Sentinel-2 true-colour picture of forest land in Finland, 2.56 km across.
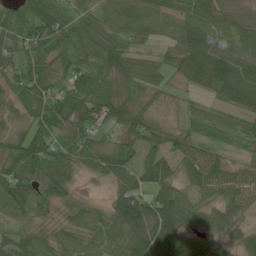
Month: June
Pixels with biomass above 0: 90%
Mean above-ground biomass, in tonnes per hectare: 63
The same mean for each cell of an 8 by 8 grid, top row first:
61 90 50 60 78 61 62 56
63 81 70 62 23 53 86 63
50 60 74 63 59 27 83 103
47 74 83 79 60 26 28 53
63 85 65 48 68 50 47 27
81 85 30 60 64 59 85 53
44 40 35 52 108 115 47 50
64 38 52 60 125 115 74 46
